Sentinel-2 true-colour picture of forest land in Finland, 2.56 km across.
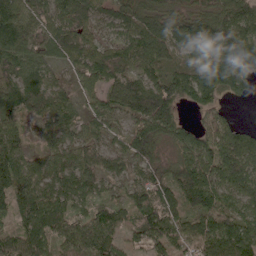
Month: April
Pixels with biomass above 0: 93%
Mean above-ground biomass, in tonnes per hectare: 91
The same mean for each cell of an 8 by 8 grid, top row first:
137 97 98 74 102 82 100 115
126 77 89 75 96 86 113 139
84 62 64 89 79 101 118 99
66 85 54 74 149 86 54 6
86 56 73 32 134 82 87 108
119 78 85 53 56 97 111 106
83 116 48 68 122 89 118 90
96 102 103 87 99 87 113 152
